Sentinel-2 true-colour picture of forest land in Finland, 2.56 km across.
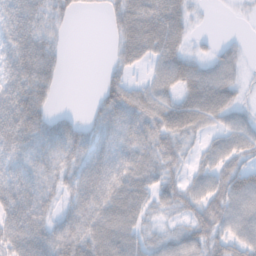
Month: November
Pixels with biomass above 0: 78%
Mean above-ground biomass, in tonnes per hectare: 50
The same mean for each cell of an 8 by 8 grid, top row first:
75 53 13 35 74 55 3 4
69 67 0 19 66 50 13 18
74 66 0 34 19 52 65 27
97 44 9 60 60 64 72 31
76 58 63 49 54 46 26 44
58 49 56 70 53 30 47 72
84 51 57 68 43 43 68 71
54 62 66 70 36 45 65 53
